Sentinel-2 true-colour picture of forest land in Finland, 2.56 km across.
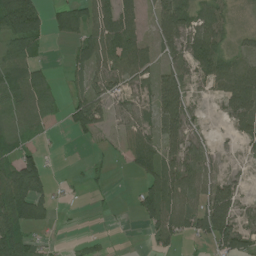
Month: July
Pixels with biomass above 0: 66%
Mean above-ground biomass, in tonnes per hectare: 48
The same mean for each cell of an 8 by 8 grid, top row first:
122 50 67 79 30 96 60 7
52 12 45 93 55 58 95 22
67 32 25 59 40 76 50 80
53 38 75 35 31 103 9 70
45 6 5 11 81 57 21 22
101 44 6 7 48 77 52 16
100 40 3 5 59 82 90 41
88 12 10 3 10 53 48 75
